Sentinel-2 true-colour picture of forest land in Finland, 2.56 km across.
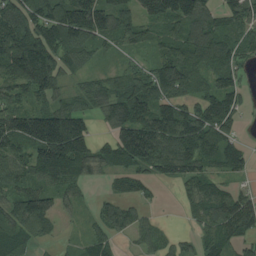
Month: August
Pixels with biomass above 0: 81%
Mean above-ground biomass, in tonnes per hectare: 96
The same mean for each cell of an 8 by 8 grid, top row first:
124 143 175 121 81 122 103 101
183 150 106 35 44 82 146 82
100 125 39 61 97 149 70 59
127 121 85 91 120 131 126 56
113 219 164 112 214 157 131 62
94 106 85 47 55 101 90 35
100 107 27 55 33 10 109 130
87 28 29 51 47 38 86 86
